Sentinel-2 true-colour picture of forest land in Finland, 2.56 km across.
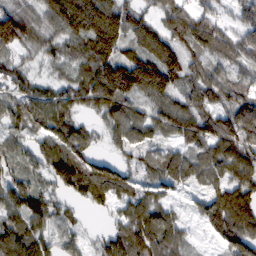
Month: February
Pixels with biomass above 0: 88%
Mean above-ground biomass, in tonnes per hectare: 95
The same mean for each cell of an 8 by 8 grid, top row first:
125 87 203 165 85 143 100 55
82 59 78 150 122 120 129 94
65 40 89 197 176 113 108 63
74 107 56 94 58 101 95 117
52 84 115 39 61 56 103 117
66 86 177 137 55 101 75 101
107 101 35 53 108 43 92 148
119 68 34 75 126 91 16 114
